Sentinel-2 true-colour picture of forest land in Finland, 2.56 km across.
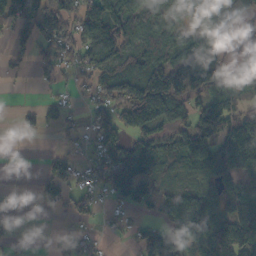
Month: October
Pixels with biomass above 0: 65%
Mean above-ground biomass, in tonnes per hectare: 74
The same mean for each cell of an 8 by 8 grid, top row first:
88 102 87 129 86 59 143 104
44 81 108 130 87 82 110 31
10 34 29 93 143 122 127 79
12 49 21 77 165 78 115 83
0 0 28 99 83 85 105 189
0 66 45 98 116 80 71 46
0 17 45 28 43 145 98 63
9 1 30 10 57 65 156 165
